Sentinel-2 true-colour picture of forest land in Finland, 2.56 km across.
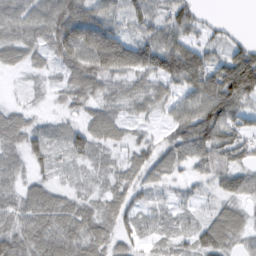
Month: February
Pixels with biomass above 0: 87%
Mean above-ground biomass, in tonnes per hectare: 56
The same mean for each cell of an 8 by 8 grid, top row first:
73 88 97 58 62 65 14 0
64 60 101 112 80 90 40 46
5 15 81 56 54 68 87 154
39 12 32 42 31 52 112 71
54 52 51 36 34 61 94 70
54 33 16 32 44 29 38 31
70 91 59 52 31 29 23 41
96 85 83 51 29 29 74 48
